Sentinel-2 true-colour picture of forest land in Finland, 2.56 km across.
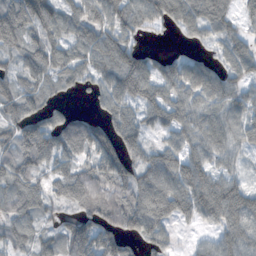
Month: November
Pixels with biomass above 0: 84%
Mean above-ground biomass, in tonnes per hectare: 81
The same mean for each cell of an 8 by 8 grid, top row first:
125 103 71 90 75 89 86 45
82 87 68 113 38 11 22 63
73 75 50 101 134 97 92 73
95 66 37 86 76 88 82 82
111 119 125 123 80 66 91 58
106 58 58 93 98 113 89 35
76 48 62 73 123 107 110 107
70 51 133 99 80 27 37 95
